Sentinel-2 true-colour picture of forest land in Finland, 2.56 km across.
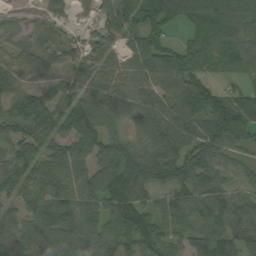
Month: September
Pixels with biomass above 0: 86%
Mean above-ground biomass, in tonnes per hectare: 80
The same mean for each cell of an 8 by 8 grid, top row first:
28 50 17 78 99 83 89 79
66 73 37 44 94 60 98 94
85 53 55 66 65 105 59 41
98 106 99 94 100 89 110 98
92 51 23 88 76 110 127 77
116 80 42 120 96 108 86 39
56 85 84 85 56 75 83 72
85 97 106 92 107 65 117 97
